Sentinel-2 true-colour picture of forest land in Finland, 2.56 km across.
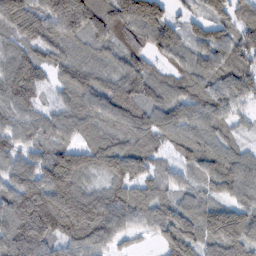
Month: February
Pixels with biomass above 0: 92%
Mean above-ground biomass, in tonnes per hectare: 86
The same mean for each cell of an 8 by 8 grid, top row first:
108 108 153 118 168 36 74 61
61 79 61 61 70 72 94 80
109 46 88 68 99 74 91 88
58 45 87 87 93 85 91 44
68 63 71 84 73 62 74 37
100 132 107 101 89 42 84 99
130 170 155 110 80 71 72 81
134 97 113 71 20 106 79 100
